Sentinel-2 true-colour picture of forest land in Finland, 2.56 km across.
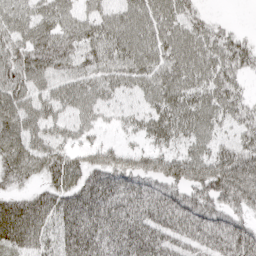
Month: April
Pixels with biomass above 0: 90%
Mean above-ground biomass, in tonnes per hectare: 63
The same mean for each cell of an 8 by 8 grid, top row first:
54 60 50 49 62 56 19 1
70 73 63 62 63 64 60 54
76 49 53 54 58 69 62 38
61 54 54 35 47 72 66 53
53 51 45 32 38 46 53 67
51 56 73 78 72 73 90 97
80 82 100 80 79 92 70 58
86 66 106 71 95 72 77 89
